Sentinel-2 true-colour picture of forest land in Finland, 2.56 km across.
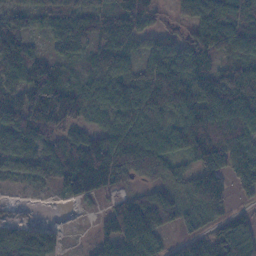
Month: November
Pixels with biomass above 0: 89%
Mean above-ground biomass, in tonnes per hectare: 101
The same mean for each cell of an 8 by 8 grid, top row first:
79 79 89 119 95 39 117 98
121 45 81 130 64 82 140 111
84 146 44 117 105 161 129 139
146 207 111 102 127 136 145 135
112 85 104 125 139 117 152 112
50 84 159 106 51 62 154 126
8 3 16 71 145 130 127 27
105 84 9 96 127 50 79 140
